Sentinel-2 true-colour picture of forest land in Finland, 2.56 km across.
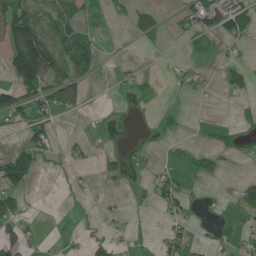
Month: June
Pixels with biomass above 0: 35%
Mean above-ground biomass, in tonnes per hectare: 40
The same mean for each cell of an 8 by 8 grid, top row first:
142 52 44 11 47 25 100 96
157 142 95 2 8 2 27 32
119 124 61 10 18 24 15 47
89 72 21 8 5 12 0 10
30 63 19 7 12 12 13 26
138 3 13 25 18 39 32 9
59 0 9 11 8 60 21 36
71 5 12 37 15 65 24 42
